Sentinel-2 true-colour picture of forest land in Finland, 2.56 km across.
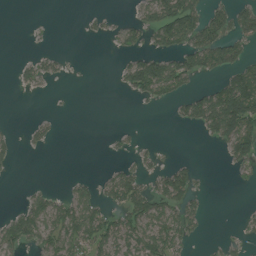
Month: July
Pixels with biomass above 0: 36%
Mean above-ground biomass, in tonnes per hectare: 37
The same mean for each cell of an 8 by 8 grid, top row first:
0 0 7 9 44 118 63 73
0 7 0 12 45 63 94 45
13 22 2 7 121 88 20 95
0 4 0 0 2 23 108 149
15 17 0 8 7 1 12 106
2 0 9 32 37 68 3 16
19 63 68 45 75 68 12 4
58 50 80 68 76 66 7 18
